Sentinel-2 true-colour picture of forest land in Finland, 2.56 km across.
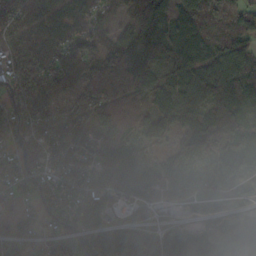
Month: October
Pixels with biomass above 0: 83%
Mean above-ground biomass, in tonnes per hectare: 63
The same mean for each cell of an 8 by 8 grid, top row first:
94 66 68 30 106 60 79 71
57 80 82 78 90 48 59 72
69 74 59 110 80 39 76 77
94 77 68 110 81 68 62 41
55 74 86 82 48 33 71 59
63 59 96 95 78 58 21 29
29 66 96 36 12 15 20 10
53 35 73 119 30 36 42 30
